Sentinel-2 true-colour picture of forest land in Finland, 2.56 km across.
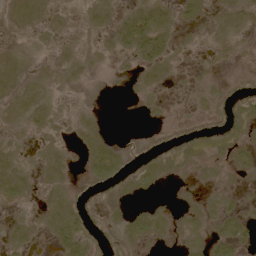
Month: May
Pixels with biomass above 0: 47%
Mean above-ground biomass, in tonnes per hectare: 7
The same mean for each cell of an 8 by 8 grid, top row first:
8 4 3 8 16 8 4 6
7 3 4 7 23 6 2 2
7 4 10 3 7 2 3 4
6 6 6 0 3 0 12 17
3 3 6 7 12 22 12 8
10 7 6 21 13 3 2 2
3 7 17 17 4 4 4 5
7 5 17 19 7 4 11 11
